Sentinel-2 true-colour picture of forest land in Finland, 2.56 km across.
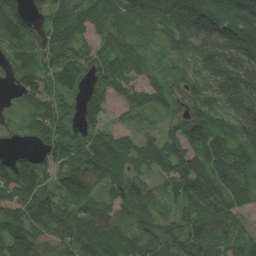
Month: August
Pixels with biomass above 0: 92%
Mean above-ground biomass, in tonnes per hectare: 88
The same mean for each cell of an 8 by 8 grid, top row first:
112 67 91 86 100 108 122 127
79 111 106 76 39 62 61 132
44 87 73 91 70 48 55 100
26 96 77 136 44 47 55 101
17 89 79 135 79 91 97 81
153 87 136 85 53 125 159 99
140 111 83 59 71 41 137 98
115 66 100 93 76 73 93 66
